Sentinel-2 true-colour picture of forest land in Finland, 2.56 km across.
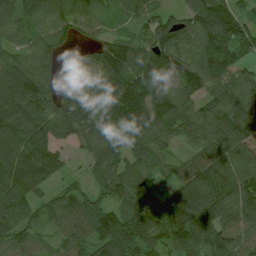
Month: July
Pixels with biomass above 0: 92%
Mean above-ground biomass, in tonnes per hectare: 98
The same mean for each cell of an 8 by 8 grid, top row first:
97 90 66 36 69 55 139 82
69 80 33 121 80 116 113 100
148 94 111 110 124 109 114 73
127 119 129 104 124 111 85 116
116 108 55 75 101 51 107 143
151 95 25 94 79 79 150 147
110 69 97 85 100 133 140 116
86 43 74 134 98 90 104 82
